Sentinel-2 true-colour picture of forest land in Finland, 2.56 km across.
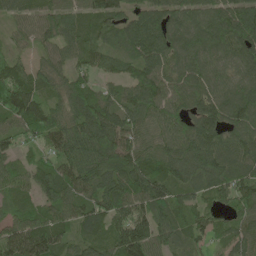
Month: May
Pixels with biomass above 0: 94%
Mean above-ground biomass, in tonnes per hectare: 89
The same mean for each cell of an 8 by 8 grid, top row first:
52 64 62 89 82 84 94 146
31 57 72 54 102 98 106 119
99 73 60 53 93 91 98 77
130 99 105 94 89 99 102 117
52 84 115 107 78 95 108 92
58 86 118 93 123 86 108 93
53 70 90 105 101 88 66 75
123 142 68 92 122 63 52 76
